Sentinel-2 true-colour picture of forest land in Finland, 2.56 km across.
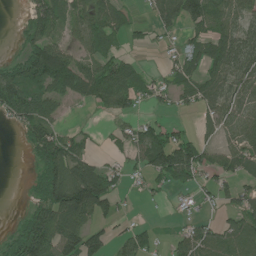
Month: July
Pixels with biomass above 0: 61%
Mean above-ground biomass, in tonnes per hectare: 56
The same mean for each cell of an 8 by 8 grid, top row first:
6 85 43 50 9 84 92 56
17 97 32 32 20 16 77 81
93 107 86 96 39 42 59 64
82 67 2 37 15 20 39 50
5 104 43 22 83 87 32 54
0 97 122 57 35 86 33 45
2 110 139 42 2 5 11 55
65 130 98 42 44 32 79 98
